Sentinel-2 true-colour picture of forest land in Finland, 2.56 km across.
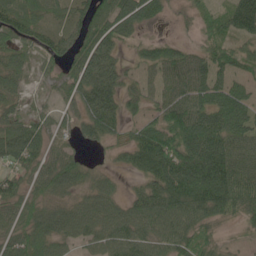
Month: May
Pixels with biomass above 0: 81%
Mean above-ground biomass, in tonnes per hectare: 63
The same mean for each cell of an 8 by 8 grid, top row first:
78 49 50 87 86 14 33 104
54 47 60 65 36 44 38 44
53 21 84 83 31 77 67 38
39 28 57 81 38 97 84 77
98 41 29 35 83 95 104 75
54 66 56 27 43 114 131 95
55 51 64 63 75 83 86 67
61 76 50 77 75 76 48 10
